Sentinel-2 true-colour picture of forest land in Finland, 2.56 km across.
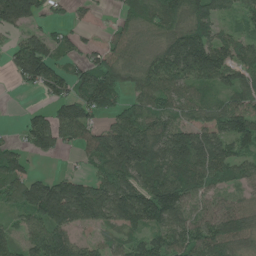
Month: June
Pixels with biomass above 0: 79%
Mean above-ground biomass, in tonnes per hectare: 92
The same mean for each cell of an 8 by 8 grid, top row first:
187 39 17 15 80 107 91 51
67 97 39 57 41 142 133 85
50 118 95 133 77 99 90 84
3 57 109 64 84 65 55 105
33 86 71 168 193 169 141 97
109 47 53 115 113 127 99 66
75 197 179 138 147 119 54 69
66 153 49 41 70 96 116 90
